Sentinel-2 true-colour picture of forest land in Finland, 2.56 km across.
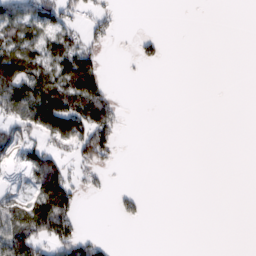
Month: February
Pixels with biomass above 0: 31%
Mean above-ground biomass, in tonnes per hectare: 25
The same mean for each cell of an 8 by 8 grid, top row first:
53 54 17 15 0 0 0 0
63 51 47 6 18 0 0 0
96 68 92 7 2 0 0 0
56 124 88 49 0 0 0 0
44 39 68 46 0 0 0 0
4 94 21 3 0 0 0 0
53 110 19 4 9 0 0 0
76 55 45 5 0 0 0 0
